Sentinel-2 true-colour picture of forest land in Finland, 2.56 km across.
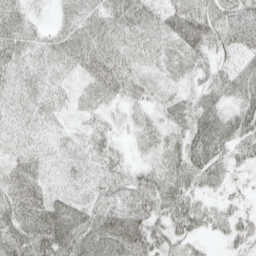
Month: May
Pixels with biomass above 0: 91%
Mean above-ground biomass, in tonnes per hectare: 39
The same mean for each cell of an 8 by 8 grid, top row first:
39 10 42 39 45 55 56 44
39 32 57 42 33 44 40 38
28 30 23 46 26 25 30 51
25 29 16 18 23 33 51 50
24 21 21 25 26 38 72 46
48 30 26 33 34 46 46 8
59 68 42 48 52 49 27 12
67 80 67 79 67 39 14 20
